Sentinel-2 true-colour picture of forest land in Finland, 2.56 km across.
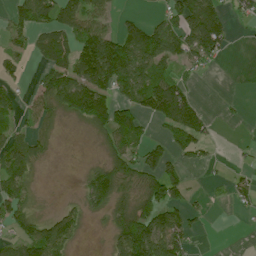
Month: July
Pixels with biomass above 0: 54%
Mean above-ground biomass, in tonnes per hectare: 67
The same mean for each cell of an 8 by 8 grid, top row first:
63 77 94 38 24 80 155 29
37 116 121 174 151 98 120 1
38 82 155 177 122 69 6 0
40 61 118 125 69 158 32 7
76 28 0 52 61 78 40 7
80 1 16 109 80 69 6 20
80 5 41 62 82 81 16 15
65 123 21 46 174 112 1 0
